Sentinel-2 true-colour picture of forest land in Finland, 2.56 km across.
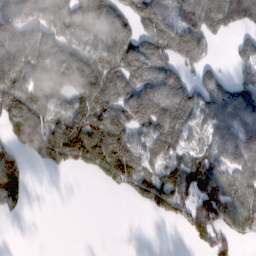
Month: February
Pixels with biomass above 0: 69%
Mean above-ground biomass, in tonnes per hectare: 86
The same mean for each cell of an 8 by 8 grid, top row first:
101 93 112 105 90 82 131 135
102 107 75 100 94 120 46 46
131 160 127 128 116 90 82 79
154 88 125 125 129 130 88 135
111 153 173 162 80 100 69 164
100 5 11 83 85 81 144 103
28 0 0 0 19 71 98 117
0 0 0 0 0 1 51 41
